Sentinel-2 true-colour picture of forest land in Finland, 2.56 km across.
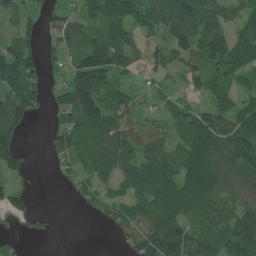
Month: June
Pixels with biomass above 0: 74%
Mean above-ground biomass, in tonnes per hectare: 88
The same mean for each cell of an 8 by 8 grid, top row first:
59 40 67 115 94 147 120 71
107 36 101 148 58 76 127 107
124 42 166 101 25 29 94 54
115 30 165 111 45 79 93 99
96 28 98 122 107 73 163 153
49 1 50 82 128 121 154 110
70 11 17 58 114 127 122 111
21 10 0 10 142 162 97 180
